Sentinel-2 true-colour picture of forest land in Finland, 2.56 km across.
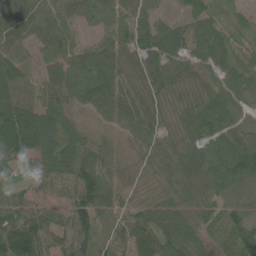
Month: June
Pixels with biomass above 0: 94%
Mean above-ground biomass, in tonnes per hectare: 63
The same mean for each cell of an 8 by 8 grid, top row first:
65 44 40 42 49 27 60 14
50 30 30 43 75 58 69 35
70 56 54 71 50 49 35 65
133 80 32 58 68 35 92 64
143 99 76 23 39 45 95 74
21 74 86 54 17 58 105 93
67 55 91 54 45 68 77 54
117 67 73 33 140 104 64 96
